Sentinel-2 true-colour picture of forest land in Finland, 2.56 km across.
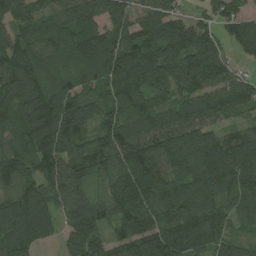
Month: August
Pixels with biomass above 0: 94%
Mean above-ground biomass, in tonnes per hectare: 112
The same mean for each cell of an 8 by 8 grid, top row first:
82 90 127 103 94 88 60 89
130 110 153 137 160 157 129 70
154 103 117 122 118 107 104 69
110 145 132 82 112 95 112 64
97 141 91 117 127 120 146 127
117 115 104 94 131 110 126 121
121 127 116 114 128 134 104 92
120 56 113 80 146 137 132 60
